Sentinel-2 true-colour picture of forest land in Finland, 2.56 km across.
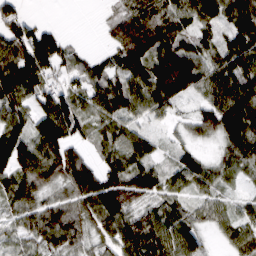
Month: March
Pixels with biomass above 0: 87%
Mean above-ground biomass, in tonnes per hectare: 71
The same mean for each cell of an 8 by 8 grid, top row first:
63 2 0 21 82 83 78 113
98 106 13 37 117 101 52 109
141 69 51 71 106 126 83 112
83 102 71 78 63 28 48 117
105 103 42 60 54 26 16 80
90 89 84 80 89 57 63 34
65 72 64 104 58 46 47 37
42 77 57 63 105 96 25 67
